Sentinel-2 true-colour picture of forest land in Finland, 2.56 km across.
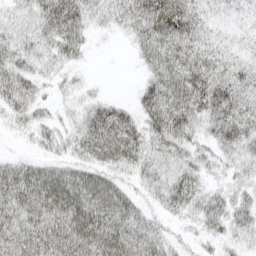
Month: April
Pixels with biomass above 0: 84%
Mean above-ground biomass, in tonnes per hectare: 50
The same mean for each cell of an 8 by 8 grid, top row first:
26 65 60 41 74 85 33 26
46 33 36 2 45 69 47 31
62 20 14 1 28 75 80 59
38 20 34 68 54 84 64 78
4 28 57 105 66 54 32 55
63 58 60 44 40 49 25 27
68 72 81 87 32 34 53 53
72 79 84 91 75 21 24 27
